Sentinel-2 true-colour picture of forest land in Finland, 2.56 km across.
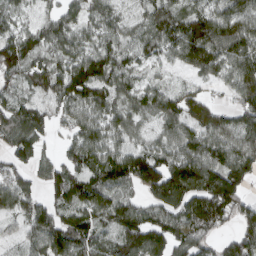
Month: March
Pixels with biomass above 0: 88%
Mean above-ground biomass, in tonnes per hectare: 100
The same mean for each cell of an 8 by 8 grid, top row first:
66 63 77 54 56 95 115 117
154 92 87 93 78 112 173 131
77 116 173 115 61 38 61 97
122 69 87 91 71 109 62 79
117 30 88 86 58 94 122 90
95 89 85 120 151 180 166 125
84 86 106 138 107 110 143 99
33 152 105 76 187 128 64 125
